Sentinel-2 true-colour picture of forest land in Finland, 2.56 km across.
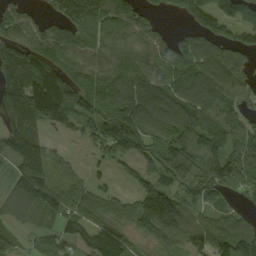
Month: September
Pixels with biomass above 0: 84%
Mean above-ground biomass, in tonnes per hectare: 94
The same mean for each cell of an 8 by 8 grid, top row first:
62 50 169 129 70 34 96 76
111 75 93 78 69 92 93 77
106 138 92 114 94 104 109 74
106 139 96 148 110 86 104 65
146 60 25 88 107 127 132 89
83 121 46 36 54 118 153 127
86 57 95 85 146 73 61 31
53 53 77 162 59 129 130 141
